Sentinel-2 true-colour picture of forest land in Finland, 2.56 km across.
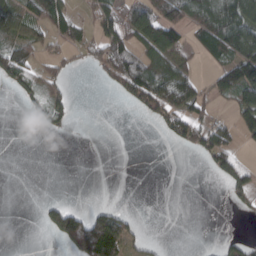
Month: March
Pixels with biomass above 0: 39%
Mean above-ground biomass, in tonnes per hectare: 43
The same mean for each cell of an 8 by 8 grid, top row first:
57 73 20 58 94 97 121 133
72 31 35 110 70 74 58 107
56 49 1 62 120 104 25 120
2 53 0 0 46 85 35 64
0 0 0 0 0 27 103 33
0 0 0 0 0 0 13 75
0 41 33 38 0 0 0 20
0 10 155 126 21 0 0 25
